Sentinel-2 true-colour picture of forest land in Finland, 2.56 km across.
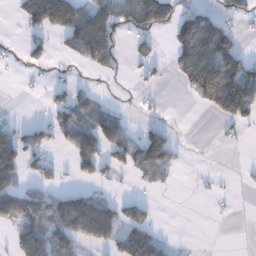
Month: December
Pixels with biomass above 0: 41%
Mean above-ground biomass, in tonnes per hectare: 47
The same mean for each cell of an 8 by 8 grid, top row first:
19 133 94 73 109 67 62 23
6 30 88 74 25 63 150 45
3 10 8 7 15 21 118 131
4 26 69 36 8 1 19 76
85 43 83 75 91 33 0 9
68 30 27 16 30 7 3 3
89 111 124 62 38 0 1 1
47 102 73 59 91 5 0 0
